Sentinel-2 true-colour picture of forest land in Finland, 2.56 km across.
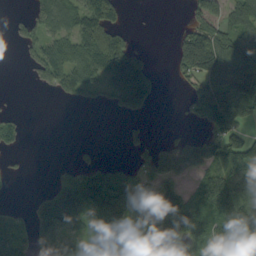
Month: September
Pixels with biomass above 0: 57%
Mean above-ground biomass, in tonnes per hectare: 88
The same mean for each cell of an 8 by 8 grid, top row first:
13 108 116 95 0 0 81 95
13 94 125 163 25 66 193 102
0 57 101 114 167 19 103 143
11 0 3 24 61 3 162 143
28 0 9 0 30 62 92 133
11 11 128 124 64 115 98 123
15 189 170 210 104 186 141 167
103 125 74 112 192 149 156 101
